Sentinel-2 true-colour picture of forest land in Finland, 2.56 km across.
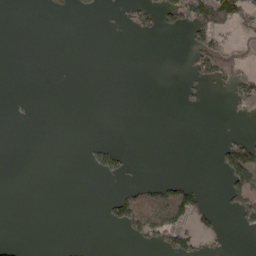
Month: May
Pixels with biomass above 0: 15%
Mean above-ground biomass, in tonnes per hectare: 20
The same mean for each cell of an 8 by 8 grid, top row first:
0 7 8 4 45 59 111 61
0 0 0 0 0 0 99 20
0 0 0 0 0 1 54 71
1 0 0 0 0 1 3 12
0 0 1 15 0 0 0 56
0 0 0 28 1 7 0 105
0 0 0 49 119 124 29 75
4 0 0 0 47 57 14 1
